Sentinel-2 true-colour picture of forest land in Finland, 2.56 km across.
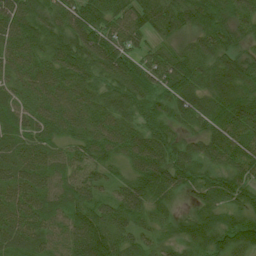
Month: July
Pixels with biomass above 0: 97%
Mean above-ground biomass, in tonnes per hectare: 70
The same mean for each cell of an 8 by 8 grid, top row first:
89 84 95 85 76 92 105 70
70 80 92 84 46 50 70 52
55 74 78 68 81 90 68 68
66 72 76 71 60 60 76 80
70 63 67 78 80 65 73 87
70 78 65 43 90 80 54 69
74 75 79 67 58 26 56 51
64 66 90 80 39 33 53 54
